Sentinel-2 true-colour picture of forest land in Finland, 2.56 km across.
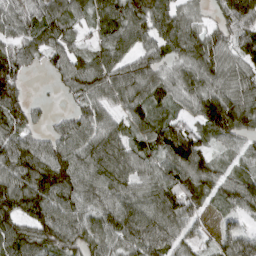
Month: March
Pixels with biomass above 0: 89%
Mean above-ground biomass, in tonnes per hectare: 84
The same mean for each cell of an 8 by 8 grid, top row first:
79 103 67 96 93 79 31 130
76 80 53 80 67 77 104 84
90 16 105 99 94 66 83 82
106 16 60 59 87 48 112 114
96 69 89 93 77 168 60 55
103 127 99 100 70 94 86 70
98 108 84 100 93 120 34 69
100 88 85 83 108 80 28 99
